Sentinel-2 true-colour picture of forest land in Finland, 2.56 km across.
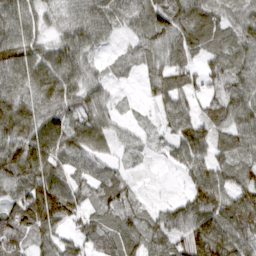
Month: March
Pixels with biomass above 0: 89%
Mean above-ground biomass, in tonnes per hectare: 68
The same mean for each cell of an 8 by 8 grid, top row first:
84 37 61 68 72 95 75 53
99 58 76 17 51 75 63 77
80 103 73 26 27 64 48 69
102 78 76 37 8 75 52 80
101 109 77 43 20 67 75 67
96 96 40 48 7 17 92 65
89 161 66 70 30 48 96 102
93 66 58 68 70 63 132 85
